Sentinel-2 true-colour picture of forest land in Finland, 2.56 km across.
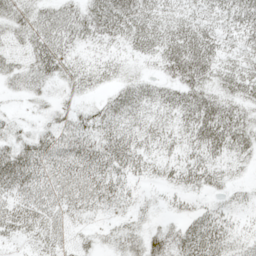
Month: May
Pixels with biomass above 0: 83%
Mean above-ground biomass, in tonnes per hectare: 34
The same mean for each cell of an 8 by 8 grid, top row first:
35 38 37 59 45 34 37 56
20 53 19 19 32 61 56 34
22 26 30 21 22 40 41 46
7 13 25 38 30 36 58 35
36 41 46 47 31 28 52 38
63 50 57 49 22 28 35 9
44 49 35 21 12 16 21 13
17 35 13 17 37 39 53 21
